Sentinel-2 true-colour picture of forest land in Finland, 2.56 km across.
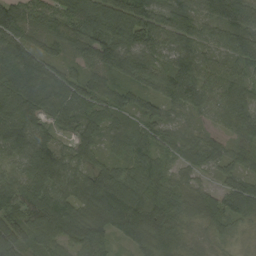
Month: September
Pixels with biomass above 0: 96%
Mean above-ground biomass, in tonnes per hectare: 69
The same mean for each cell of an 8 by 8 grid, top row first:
107 56 100 103 86 82 71 98
105 49 64 99 79 57 39 77
82 91 56 60 62 91 65 60
76 45 57 60 59 38 52 68
100 81 46 46 64 61 53 55
39 102 68 90 87 32 23 51
69 88 66 145 117 66 56 80
66 73 65 44 90 71 28 16
